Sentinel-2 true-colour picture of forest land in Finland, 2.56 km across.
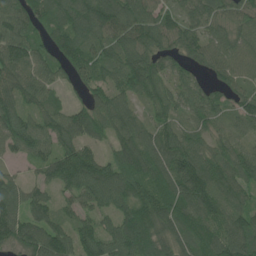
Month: June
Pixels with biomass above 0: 93%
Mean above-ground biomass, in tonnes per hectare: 93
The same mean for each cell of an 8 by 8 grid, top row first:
94 84 118 128 112 72 88 91
107 77 105 87 116 87 86 94
98 76 61 77 146 62 48 72
100 74 69 108 48 71 74 74
88 75 93 61 111 111 74 52
41 65 117 98 108 142 127 94
101 82 67 80 124 118 120 100
97 131 95 101 129 100 110 122
